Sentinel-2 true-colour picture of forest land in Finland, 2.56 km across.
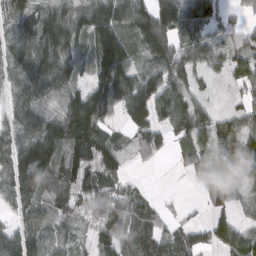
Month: March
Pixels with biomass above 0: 81%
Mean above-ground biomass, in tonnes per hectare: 79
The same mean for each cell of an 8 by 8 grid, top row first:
88 93 83 113 97 112 78 25
90 116 70 157 93 85 64 52
81 125 48 135 87 75 27 59
67 70 128 63 89 103 42 50
88 164 146 67 58 46 108 126
117 114 111 76 4 10 78 66
67 63 45 102 60 8 32 34
92 85 26 66 87 71 56 91
